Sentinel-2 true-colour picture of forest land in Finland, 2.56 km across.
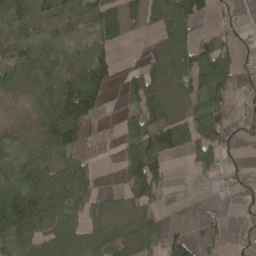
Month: April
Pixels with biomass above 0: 70%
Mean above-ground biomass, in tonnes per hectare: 64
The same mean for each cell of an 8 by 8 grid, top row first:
68 46 63 115 92 117 33 15
57 56 20 36 11 98 80 35
45 86 110 47 107 76 89 53
3 118 175 5 110 51 98 24
46 76 97 22 98 109 119 18
70 83 91 2 131 5 26 25
183 125 74 26 65 2 6 17
89 58 63 66 73 48 42 8
